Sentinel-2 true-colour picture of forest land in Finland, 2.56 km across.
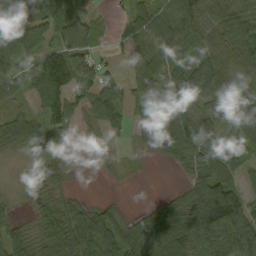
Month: September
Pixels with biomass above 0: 81%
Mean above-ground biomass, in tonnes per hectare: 66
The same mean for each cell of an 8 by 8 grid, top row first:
111 103 63 13 74 89 58 68
98 69 107 17 68 75 61 71
56 96 72 48 68 76 102 67
38 89 52 86 48 75 47 92
67 70 29 18 33 85 84 70
6 56 3 10 4 7 88 44
16 58 60 36 20 67 139 111
64 70 110 120 103 128 101 106
